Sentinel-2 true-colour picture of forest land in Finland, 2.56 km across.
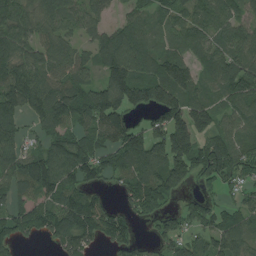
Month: August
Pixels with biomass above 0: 81%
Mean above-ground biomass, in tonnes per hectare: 93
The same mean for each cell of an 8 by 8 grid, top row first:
92 94 73 31 54 65 96 72
100 91 55 125 85 64 85 100
128 95 85 137 113 161 60 114
109 121 89 131 58 137 99 88
101 72 99 90 124 177 102 73
111 162 106 58 103 128 109 66
74 87 135 50 87 36 75 65
99 48 99 94 24 71 86 104
